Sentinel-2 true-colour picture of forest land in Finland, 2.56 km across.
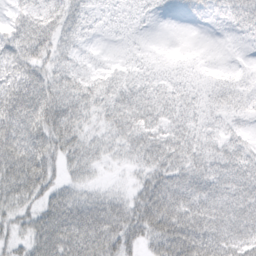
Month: March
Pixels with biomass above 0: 86%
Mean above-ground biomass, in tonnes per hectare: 39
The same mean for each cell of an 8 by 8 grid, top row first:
23 38 31 16 14 7 14 39
49 43 20 5 7 3 1 5
49 50 31 28 26 15 12 18
73 73 43 42 45 31 20 22
68 62 39 28 45 49 30 29
66 47 26 4 28 47 51 55
35 43 60 54 64 72 64 62
26 71 80 67 40 84 67 57
